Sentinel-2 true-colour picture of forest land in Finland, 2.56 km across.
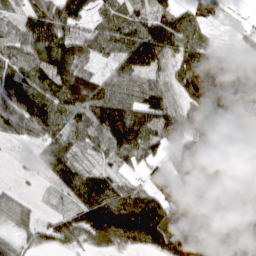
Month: March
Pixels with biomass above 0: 87%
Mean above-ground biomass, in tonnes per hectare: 94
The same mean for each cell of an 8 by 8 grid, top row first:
43 137 94 77 74 101 62 4
80 186 104 76 178 129 77 33
119 100 110 67 70 80 159 133
123 140 105 144 119 89 149 156
25 89 61 92 112 74 120 14
6 36 82 67 48 54 162 49
52 10 89 132 145 86 126 92
39 65 76 110 129 157 126 178
